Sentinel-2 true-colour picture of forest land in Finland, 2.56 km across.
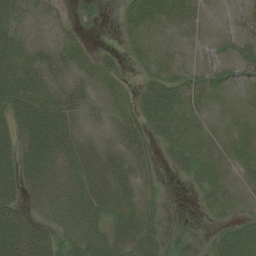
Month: July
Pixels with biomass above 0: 82%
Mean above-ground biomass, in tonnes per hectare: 31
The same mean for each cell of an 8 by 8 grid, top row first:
30 13 14 1 42 27 14 32
39 23 22 7 27 14 22 41
48 34 18 20 20 34 35 25
53 55 22 14 35 46 18 13
48 66 30 19 32 41 31 30
48 62 46 48 19 9 27 18
55 38 49 31 25 1 14 14
75 51 49 35 40 17 11 42
